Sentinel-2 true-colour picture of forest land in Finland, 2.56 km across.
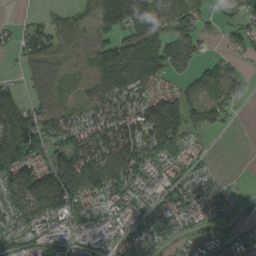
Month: September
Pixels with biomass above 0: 76%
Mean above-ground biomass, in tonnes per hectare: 75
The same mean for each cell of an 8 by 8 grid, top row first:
5 24 40 148 140 86 27 74
45 84 41 83 114 92 15 47
16 67 30 121 123 38 68 49
109 75 57 137 125 138 80 10
168 99 130 159 140 102 10 0
116 110 186 146 87 46 32 3
107 131 77 68 46 60 60 18
72 58 42 47 51 29 43 42
